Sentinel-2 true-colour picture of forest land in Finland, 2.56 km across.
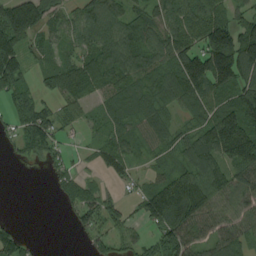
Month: August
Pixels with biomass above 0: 77%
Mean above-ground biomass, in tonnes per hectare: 82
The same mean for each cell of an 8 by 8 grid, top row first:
182 91 64 87 75 86 80 53
143 48 64 120 130 116 151 171
107 45 99 78 69 110 170 127
63 61 37 55 80 42 76 172
44 97 14 60 45 72 140 243
0 25 35 33 34 108 107 94
0 0 75 45 89 182 118 92
70 0 9 62 38 117 78 76
